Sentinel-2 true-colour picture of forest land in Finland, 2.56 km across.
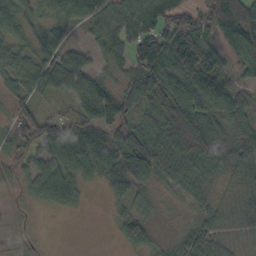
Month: October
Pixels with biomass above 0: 86%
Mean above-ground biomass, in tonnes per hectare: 54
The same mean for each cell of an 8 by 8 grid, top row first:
75 46 67 65 74 74 65 98
44 61 30 53 93 89 62 73
48 64 60 32 82 66 83 40
43 21 64 69 39 85 68 61
29 75 81 80 78 86 112 82
37 58 43 56 69 49 48 48
17 17 13 16 33 10 38 50
24 2 0 5 48 32 66 31
